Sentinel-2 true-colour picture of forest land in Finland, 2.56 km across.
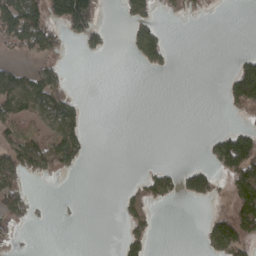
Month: April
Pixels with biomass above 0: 27%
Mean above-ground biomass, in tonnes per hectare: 34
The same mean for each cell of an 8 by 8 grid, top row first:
103 90 154 0 51 7 3 0
38 67 16 7 67 4 0 4
59 70 0 0 0 0 0 146
52 72 35 0 0 0 0 26
70 69 54 0 0 0 29 143
69 22 5 0 29 50 65 115
62 1 1 0 47 1 6 96
2 0 0 1 49 0 50 92
